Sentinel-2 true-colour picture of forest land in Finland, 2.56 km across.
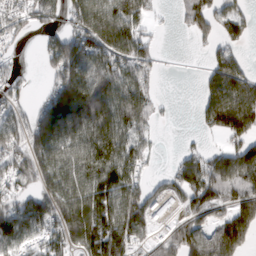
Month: March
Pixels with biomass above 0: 71%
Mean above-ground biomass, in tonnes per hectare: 105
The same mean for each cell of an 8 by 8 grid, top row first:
65 76 111 176 101 27 100 69
24 72 130 158 86 1 27 37
64 44 156 134 91 0 56 125
71 136 181 164 143 5 100 251
93 152 116 186 86 3 16 100
88 130 122 205 65 76 139 172
97 141 185 195 149 45 100 120
101 89 158 232 67 107 97 132
